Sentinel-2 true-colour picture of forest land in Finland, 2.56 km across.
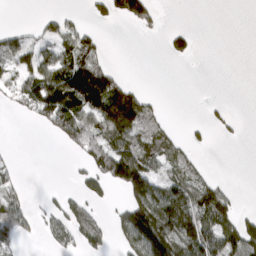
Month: March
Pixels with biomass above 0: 41%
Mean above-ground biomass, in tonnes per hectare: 60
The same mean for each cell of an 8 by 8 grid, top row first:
0 22 11 51 73 0 0 0
92 44 95 3 0 32 0 0
63 144 186 93 3 0 0 0
19 137 159 161 85 0 10 2
1 2 92 108 88 53 8 3
25 0 24 127 148 66 34 0
98 23 57 21 168 173 148 28
55 21 56 32 172 183 149 159
